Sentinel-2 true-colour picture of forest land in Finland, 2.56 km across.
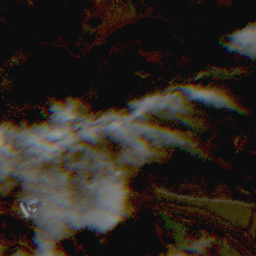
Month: November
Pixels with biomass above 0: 79%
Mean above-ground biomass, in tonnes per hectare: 105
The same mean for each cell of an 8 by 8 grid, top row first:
86 117 102 23 69 133 171 116
115 74 104 93 94 114 156 68
35 14 28 202 102 81 112 60
96 109 122 101 79 95 129 164
127 97 117 74 56 87 117 110
98 112 137 95 105 125 161 86
100 81 200 153 162 45 44 54
46 79 160 270 181 77 113 108
